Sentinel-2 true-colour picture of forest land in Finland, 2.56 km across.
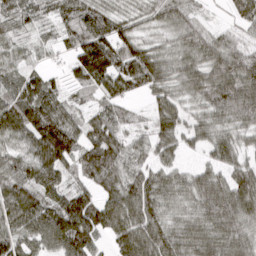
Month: March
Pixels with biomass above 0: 92%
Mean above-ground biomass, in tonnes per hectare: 79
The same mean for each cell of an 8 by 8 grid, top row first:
54 38 84 62 45 72 16 50
40 26 94 112 69 64 86 58
54 55 62 118 97 71 110 133
113 114 44 63 22 92 72 110
56 135 76 96 40 64 71 63
80 83 47 82 76 62 72 80
94 99 128 99 108 65 109 119
71 88 121 51 113 95 103 101
